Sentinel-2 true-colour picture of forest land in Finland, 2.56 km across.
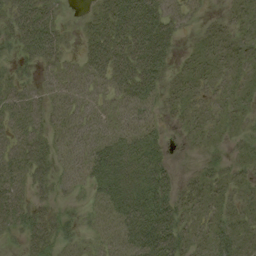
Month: August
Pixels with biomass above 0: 77%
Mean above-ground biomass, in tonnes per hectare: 29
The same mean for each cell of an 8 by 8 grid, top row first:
37 34 9 56 58 27 8 18
27 42 18 57 61 17 20 18
23 18 29 40 50 19 19 13
38 28 30 20 22 16 15 12
38 34 28 33 39 3 11 9
42 28 21 56 45 17 20 15
47 21 10 41 65 43 20 17
14 45 18 27 65 49 26 23
